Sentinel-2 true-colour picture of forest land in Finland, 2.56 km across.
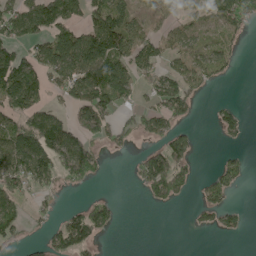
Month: May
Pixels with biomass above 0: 49%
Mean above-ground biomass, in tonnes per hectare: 61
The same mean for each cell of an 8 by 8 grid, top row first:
92 139 71 75 45 42 52 92
65 92 137 89 72 48 54 18
163 60 105 117 40 78 45 3
91 63 77 65 44 63 6 29
141 146 98 36 23 74 0 11
145 94 95 3 91 117 28 57
86 23 45 42 8 15 67 22
38 53 113 6 0 0 0 8
